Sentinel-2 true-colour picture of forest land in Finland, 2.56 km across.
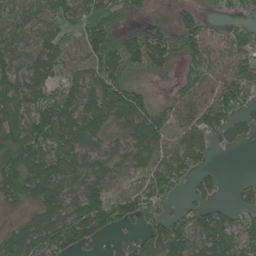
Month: June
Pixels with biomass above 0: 79%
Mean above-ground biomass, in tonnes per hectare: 87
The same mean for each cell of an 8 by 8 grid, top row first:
58 56 77 70 27 43 32 30
70 87 58 156 162 118 90 100
86 75 78 132 17 46 81 112
82 100 140 128 113 67 110 78
114 96 97 54 133 67 59 40
146 165 99 76 85 86 40 7
44 137 141 143 84 27 65 44
125 130 97 21 84 137 123 90
